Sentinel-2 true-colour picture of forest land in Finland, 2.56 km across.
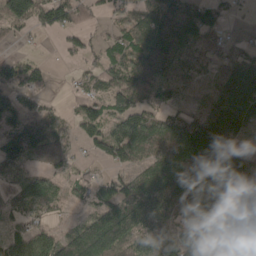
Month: April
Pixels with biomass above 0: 78%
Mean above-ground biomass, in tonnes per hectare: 80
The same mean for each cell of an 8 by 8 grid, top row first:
123 77 48 26 79 115 97 13
14 3 48 50 110 87 50 43
64 37 28 68 116 57 41 139
78 44 50 71 81 60 91 190
119 97 30 93 125 117 209 66
35 49 31 44 84 150 143 115
56 53 28 121 127 94 128 67
64 75 126 132 87 100 106 64
